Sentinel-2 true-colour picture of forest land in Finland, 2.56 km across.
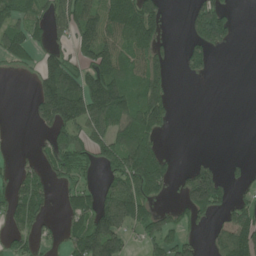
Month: June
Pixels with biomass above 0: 51%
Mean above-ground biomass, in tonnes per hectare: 77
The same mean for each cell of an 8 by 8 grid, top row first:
90 86 141 132 169 1 141 7
108 53 102 115 110 14 97 3
4 140 131 178 118 9 10 0
0 147 176 181 166 13 0 0
1 69 98 127 133 0 0 0
48 54 53 81 144 42 137 22
77 40 72 129 74 43 118 62
50 24 130 149 52 64 28 160
